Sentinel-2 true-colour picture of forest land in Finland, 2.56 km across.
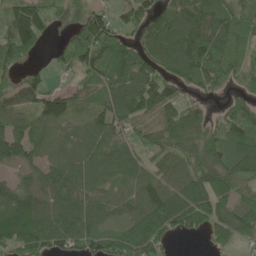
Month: June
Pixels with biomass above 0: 83%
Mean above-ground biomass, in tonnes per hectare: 95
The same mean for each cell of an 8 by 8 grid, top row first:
120 88 45 60 81 117 147 91
133 25 116 129 89 132 122 75
66 40 58 109 132 96 85 67
95 116 38 102 103 107 45 88
139 71 64 82 49 109 134 122
38 91 102 65 77 93 130 107
130 91 87 61 127 152 139 103
165 122 99 98 168 38 49 58
